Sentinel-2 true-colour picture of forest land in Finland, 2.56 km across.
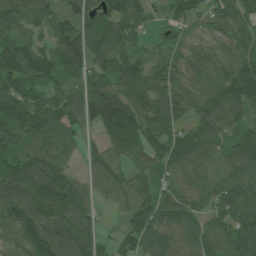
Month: July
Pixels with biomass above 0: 92%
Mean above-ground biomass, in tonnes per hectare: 89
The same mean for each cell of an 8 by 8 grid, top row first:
112 74 94 94 74 57 67 81
102 72 126 102 33 57 67 71
104 71 64 92 91 83 84 124
118 102 79 123 111 84 89 77
100 92 42 76 66 78 97 89
116 160 47 82 56 76 92 110
140 157 90 31 87 89 59 113
99 152 108 22 90 88 89 99
